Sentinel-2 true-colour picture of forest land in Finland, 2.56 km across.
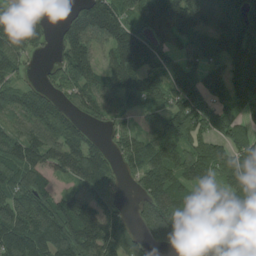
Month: August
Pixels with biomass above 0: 83%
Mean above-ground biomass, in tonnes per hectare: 92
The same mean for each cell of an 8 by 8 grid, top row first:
96 29 84 112 86 134 115 110
89 21 117 108 114 50 75 125
45 29 89 85 98 84 94 110
95 107 63 70 68 99 84 65
103 109 95 41 98 101 79 59
97 66 103 68 113 115 73 108
149 111 114 54 100 113 77 97
141 149 149 107 68 93 87 105
